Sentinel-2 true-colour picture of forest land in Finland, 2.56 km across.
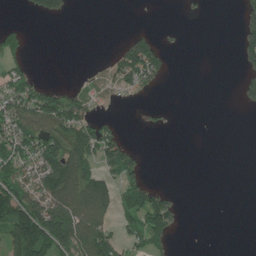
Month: June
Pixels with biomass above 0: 37%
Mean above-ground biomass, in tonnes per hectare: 53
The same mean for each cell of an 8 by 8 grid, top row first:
0 43 0 0 1 0 4 30
57 0 0 10 109 7 0 44
75 11 9 44 93 2 0 27
140 158 100 3 7 3 0 3
132 138 145 96 4 0 0 0
97 138 133 66 47 0 0 0
161 148 128 81 168 49 0 0
135 196 145 102 98 23 0 0
